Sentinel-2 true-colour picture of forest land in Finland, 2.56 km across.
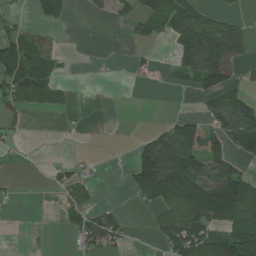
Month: July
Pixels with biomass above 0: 41%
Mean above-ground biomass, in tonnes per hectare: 46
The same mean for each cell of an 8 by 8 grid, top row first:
18 40 2 18 52 104 48 17
128 40 1 0 17 73 112 54
94 48 2 0 15 21 86 27
31 12 1 0 0 9 44 96
11 0 1 0 47 132 107 70
3 11 33 0 102 116 97 88
5 0 44 17 10 69 127 158
0 2 41 54 1 88 109 162
